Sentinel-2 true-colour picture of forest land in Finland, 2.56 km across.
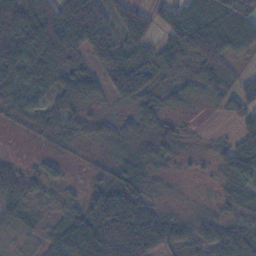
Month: November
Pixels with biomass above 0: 80%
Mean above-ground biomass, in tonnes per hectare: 51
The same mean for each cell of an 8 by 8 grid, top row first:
106 88 121 32 10 73 100 115
97 93 88 76 27 78 101 53
56 42 97 65 80 31 43 34
35 34 34 14 49 21 5 46
1 11 17 28 25 37 7 47
33 29 6 50 44 8 9 56
29 16 50 120 73 8 11 35
13 32 131 121 111 42 45 61
